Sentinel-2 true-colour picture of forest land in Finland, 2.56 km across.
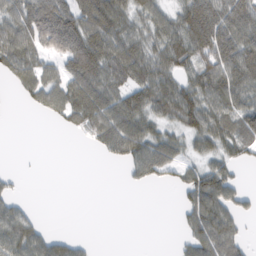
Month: February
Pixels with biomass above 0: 63%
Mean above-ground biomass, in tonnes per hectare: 57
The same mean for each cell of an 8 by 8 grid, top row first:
79 128 96 100 51 62 120 101
98 83 132 92 67 94 126 109
49 65 97 79 78 55 86 89
0 41 86 86 66 75 76 81
0 0 5 69 74 42 46 66
11 0 0 0 46 35 85 16
44 0 0 0 0 17 103 38
83 51 16 0 0 11 88 43
